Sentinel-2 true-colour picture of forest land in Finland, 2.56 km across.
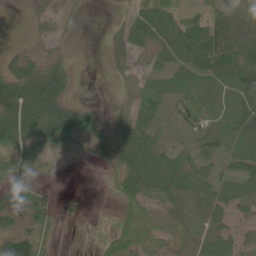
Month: June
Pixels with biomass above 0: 71%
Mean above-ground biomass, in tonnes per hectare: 45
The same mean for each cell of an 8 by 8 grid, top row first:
1 39 10 7 70 61 63 54
11 18 0 28 39 71 104 107
83 88 8 10 42 39 49 69
119 124 63 22 63 21 29 59
69 38 18 66 76 28 41 39
20 1 0 20 105 82 41 44
38 30 1 3 48 66 69 41
72 12 0 27 52 42 80 59
